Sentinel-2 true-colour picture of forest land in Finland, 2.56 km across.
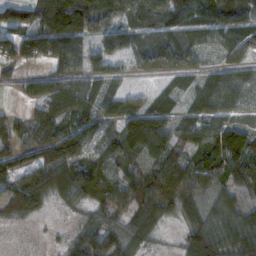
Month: November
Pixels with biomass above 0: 83%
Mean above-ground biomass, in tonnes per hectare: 73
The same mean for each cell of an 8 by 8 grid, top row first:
82 139 123 84 73 67 54 64
118 94 79 62 48 89 32 52
41 72 77 45 16 35 56 74
19 72 74 55 82 44 71 43
59 119 85 47 103 64 123 147
83 118 94 85 87 107 103 87
69 30 37 81 101 80 84 66
1 5 56 79 64 21 130 104
